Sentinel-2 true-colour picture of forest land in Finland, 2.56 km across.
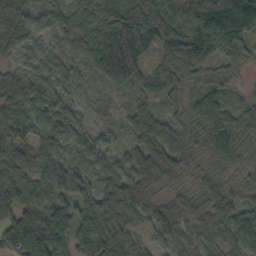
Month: October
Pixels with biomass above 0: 97%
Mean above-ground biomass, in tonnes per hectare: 68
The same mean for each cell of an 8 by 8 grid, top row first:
74 50 83 83 109 102 148 133
55 46 94 138 71 100 82 65
68 68 42 59 49 46 46 18
89 92 39 14 57 26 78 54
82 99 66 34 68 52 50 43
74 92 59 68 79 42 28 14
82 79 62 86 63 45 51 45
121 128 70 83 39 56 35 61
